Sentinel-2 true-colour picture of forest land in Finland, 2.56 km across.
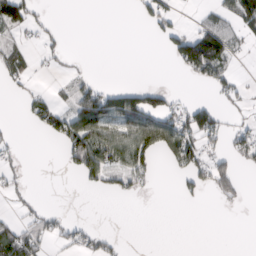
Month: March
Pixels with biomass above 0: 33%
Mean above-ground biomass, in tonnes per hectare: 36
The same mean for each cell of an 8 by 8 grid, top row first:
86 10 0 0 32 27 27 81
37 26 0 0 0 62 144 29
29 8 26 1 0 1 55 21
1 69 92 107 124 59 72 18
13 6 119 100 104 101 46 53
18 0 42 56 46 20 64 28
13 13 0 0 1 1 2 9
94 41 42 21 0 0 0 0
